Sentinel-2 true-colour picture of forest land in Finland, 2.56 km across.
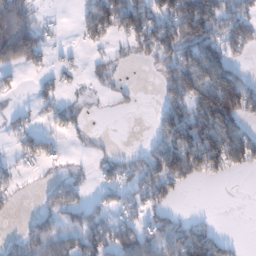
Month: January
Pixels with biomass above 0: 53%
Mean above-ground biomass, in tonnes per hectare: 68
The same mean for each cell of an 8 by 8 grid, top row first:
147 11 38 130 109 149 162 106
178 40 16 22 68 127 123 73
16 29 15 40 0 135 126 86
24 35 29 10 4 107 188 148
30 49 11 7 16 140 169 132
27 17 27 42 90 127 69 15
10 62 69 42 59 27 0 0
44 92 75 98 80 98 105 11
